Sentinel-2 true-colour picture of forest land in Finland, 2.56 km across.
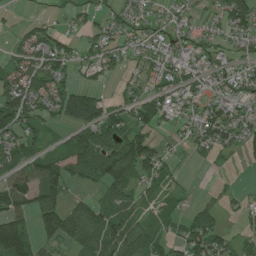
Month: July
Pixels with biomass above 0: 69%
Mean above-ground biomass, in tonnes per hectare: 57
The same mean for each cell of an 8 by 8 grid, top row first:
7 18 35 32 42 28 27 99
37 85 36 45 37 47 42 30
80 90 32 22 33 49 41 51
103 55 111 60 70 49 56 50
75 36 84 97 95 16 62 50
75 111 59 118 72 29 3 4
78 78 53 77 40 26 33 22
127 48 88 127 88 48 107 40
